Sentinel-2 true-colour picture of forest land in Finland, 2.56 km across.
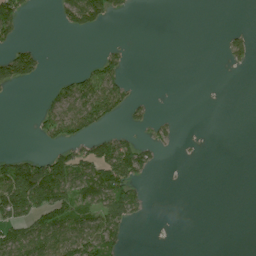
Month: July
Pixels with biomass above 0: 29%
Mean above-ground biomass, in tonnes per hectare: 34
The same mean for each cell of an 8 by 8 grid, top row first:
75 1 94 39 0 0 0 0
48 2 0 12 0 0 0 37
80 8 48 60 1 0 0 0
0 49 84 48 15 3 1 0
0 24 40 67 28 10 0 0
127 157 88 95 23 0 0 0
118 110 73 82 21 0 0 0
98 140 91 48 0 0 0 0
